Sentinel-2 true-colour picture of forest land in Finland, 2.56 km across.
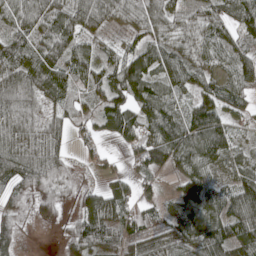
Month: May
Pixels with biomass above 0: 91%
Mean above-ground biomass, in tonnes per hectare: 73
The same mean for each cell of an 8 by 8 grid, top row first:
80 81 105 79 88 54 65 85
89 100 75 52 73 61 75 79
80 91 65 91 96 65 56 78
84 46 48 91 84 73 87 50
84 79 24 22 80 114 110 37
97 98 26 37 51 42 67 67
61 75 53 81 55 70 103 100
69 4 107 76 62 80 118 95
